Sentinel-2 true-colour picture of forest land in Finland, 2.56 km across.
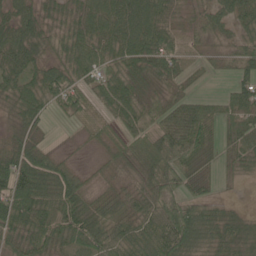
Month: June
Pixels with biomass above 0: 88%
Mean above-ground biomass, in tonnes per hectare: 50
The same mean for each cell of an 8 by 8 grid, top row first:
52 37 50 67 62 34 40 53
68 39 59 59 75 49 20 35
53 58 48 34 44 44 10 46
43 33 37 22 34 63 51 57
52 23 11 34 38 76 51 56
93 91 44 25 43 63 29 23
68 60 68 50 52 71 44 13
57 56 70 68 62 98 58 53
